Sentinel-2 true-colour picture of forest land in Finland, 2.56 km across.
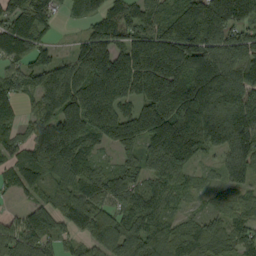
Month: September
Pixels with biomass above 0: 90%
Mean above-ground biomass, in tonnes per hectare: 126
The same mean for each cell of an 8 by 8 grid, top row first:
114 73 50 103 107 152 217 162
135 24 58 156 185 202 182 159
83 145 194 214 174 84 212 177
58 130 190 149 143 194 176 195
80 193 131 88 133 231 148 189
103 92 124 115 99 112 31 97
28 103 137 90 113 54 39 67
160 115 73 133 125 92 109 80
